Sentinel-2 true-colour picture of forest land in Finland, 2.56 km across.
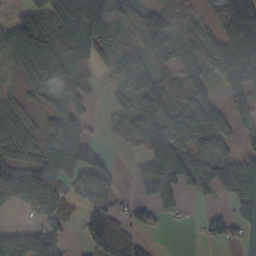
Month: October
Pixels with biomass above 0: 72%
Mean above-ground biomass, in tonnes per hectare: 90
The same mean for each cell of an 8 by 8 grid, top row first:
43 112 163 76 74 84 65 265
105 96 134 85 97 80 113 249
22 62 47 17 86 81 76 138
55 47 74 23 102 150 147 47
65 74 136 16 118 129 136 46
111 129 115 72 74 161 131 169
36 98 56 91 46 62 25 112
134 139 28 124 26 0 36 26
